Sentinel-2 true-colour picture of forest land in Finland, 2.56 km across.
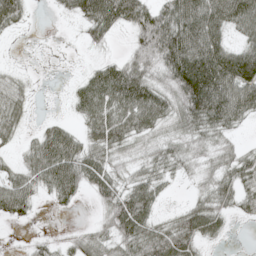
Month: May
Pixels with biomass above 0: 76%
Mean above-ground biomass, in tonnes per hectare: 52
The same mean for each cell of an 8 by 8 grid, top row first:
65 3 57 98 81 93 91 83
5 6 13 15 67 109 97 57
34 4 35 91 79 90 120 105
53 6 46 80 99 56 104 68
23 76 56 68 31 38 37 19
46 72 71 50 39 24 34 60
62 8 10 59 47 19 49 31
4 22 31 52 76 81 24 2
